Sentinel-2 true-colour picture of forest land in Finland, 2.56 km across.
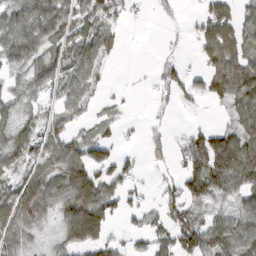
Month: March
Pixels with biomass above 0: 66%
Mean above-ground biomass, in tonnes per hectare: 62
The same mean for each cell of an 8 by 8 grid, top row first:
79 96 80 69 5 11 69 48
97 63 87 45 0 7 91 80
35 71 75 8 3 63 80 134
51 27 42 14 2 16 7 68
73 66 67 49 24 31 132 100
44 82 105 61 18 36 158 127
135 74 151 65 35 64 45 66
63 19 116 43 32 87 84 95
